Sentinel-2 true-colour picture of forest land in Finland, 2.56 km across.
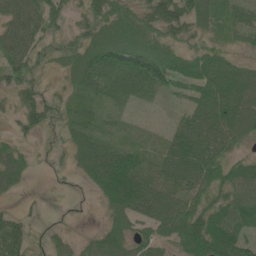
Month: June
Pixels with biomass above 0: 80%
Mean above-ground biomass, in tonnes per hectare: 52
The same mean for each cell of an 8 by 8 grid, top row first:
81 66 27 71 56 87 74 33
80 22 47 74 70 43 38 25
50 9 48 52 57 52 72 66
36 46 41 19 5 16 76 70
27 10 56 45 19 65 80 31
60 6 28 126 66 68 73 69
11 3 2 67 72 65 61 81
77 22 24 79 53 68 131 74
